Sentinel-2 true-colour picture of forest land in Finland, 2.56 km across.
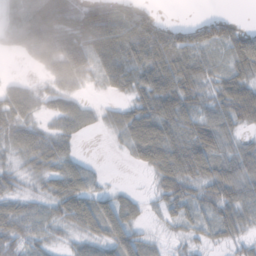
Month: November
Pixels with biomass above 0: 80%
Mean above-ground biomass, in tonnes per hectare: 47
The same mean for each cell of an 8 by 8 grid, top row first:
46 81 67 72 55 2 21 8
25 67 70 78 70 71 53 67
16 27 37 56 61 64 42 62
53 28 42 25 72 72 49 70
43 47 12 8 103 70 76 34
30 42 63 4 7 71 57 72
38 37 72 65 22 39 40 59
44 32 31 69 41 18 24 29
